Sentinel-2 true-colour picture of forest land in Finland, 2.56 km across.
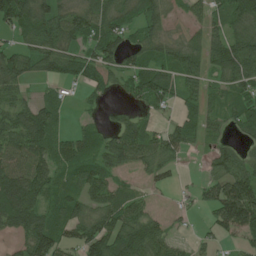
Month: June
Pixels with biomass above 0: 76%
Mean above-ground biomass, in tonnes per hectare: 61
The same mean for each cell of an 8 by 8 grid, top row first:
92 74 67 71 63 19 48 74
46 73 56 75 61 43 69 87
61 36 45 39 84 63 43 79
70 67 12 15 32 27 45 60
85 75 73 67 89 70 26 34
105 72 71 53 29 19 36 93
121 68 65 87 49 10 47 158
33 107 78 101 115 33 26 37
